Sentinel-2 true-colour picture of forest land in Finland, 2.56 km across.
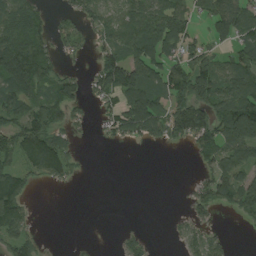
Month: August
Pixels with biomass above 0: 59%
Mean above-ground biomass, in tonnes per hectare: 55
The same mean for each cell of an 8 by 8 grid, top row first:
108 26 48 55 89 72 48 72
127 46 26 63 95 59 40 44
114 70 33 95 111 78 85 90
69 75 24 47 128 77 87 123
82 125 13 15 29 24 69 125
83 68 10 0 0 0 49 87
102 0 0 0 0 2 47 62
77 5 2 3 28 20 66 0
